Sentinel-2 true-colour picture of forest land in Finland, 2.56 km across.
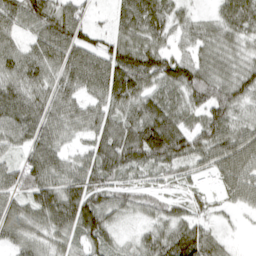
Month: April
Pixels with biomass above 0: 91%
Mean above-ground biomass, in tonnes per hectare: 78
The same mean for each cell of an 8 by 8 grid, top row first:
82 107 57 35 117 53 28 106
52 90 90 74 98 43 67 51
85 75 87 131 116 120 107 93
98 82 63 73 96 81 92 58
57 82 38 108 166 125 93 87
72 97 93 89 51 48 34 87
68 105 126 76 47 46 30 33
64 61 67 56 51 115 76 5
